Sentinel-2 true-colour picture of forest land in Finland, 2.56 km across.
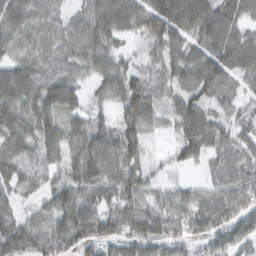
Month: February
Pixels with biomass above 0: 91%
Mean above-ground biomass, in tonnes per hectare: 68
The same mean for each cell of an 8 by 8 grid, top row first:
82 45 40 99 89 149 110 72
43 42 57 46 23 74 89 109
101 70 50 72 48 58 99 58
87 87 63 46 92 63 59 35
68 82 98 83 71 42 74 54
58 52 87 60 66 18 36 67
40 51 98 67 62 60 65 72
78 71 73 71 85 58 56 64
